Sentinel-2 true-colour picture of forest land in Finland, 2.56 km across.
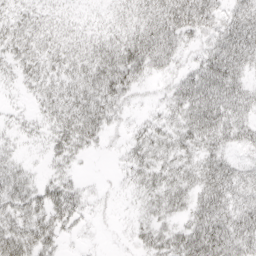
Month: April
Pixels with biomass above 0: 80%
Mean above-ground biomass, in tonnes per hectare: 29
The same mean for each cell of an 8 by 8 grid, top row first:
23 22 12 18 34 47 37 38
30 28 30 40 52 30 29 51
17 28 34 48 20 21 47 32
10 24 45 32 10 28 52 35
12 20 32 9 33 31 31 22
32 19 12 5 29 30 41 32
36 40 27 6 19 26 48 41
49 32 7 3 20 34 60 42
